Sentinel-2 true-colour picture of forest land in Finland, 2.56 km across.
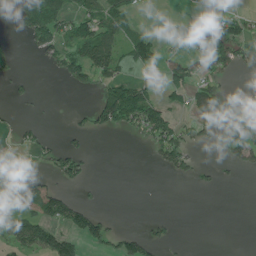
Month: June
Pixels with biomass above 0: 34%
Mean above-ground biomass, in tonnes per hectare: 37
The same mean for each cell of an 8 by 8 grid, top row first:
41 121 64 81 7 8 35 47
3 69 88 85 85 12 100 59
15 3 53 67 47 61 35 7
5 2 10 107 99 32 86 34
14 21 14 0 14 79 17 59
43 26 38 0 0 25 9 7
48 77 53 0 0 0 0 0
57 79 50 41 44 11 0 0
